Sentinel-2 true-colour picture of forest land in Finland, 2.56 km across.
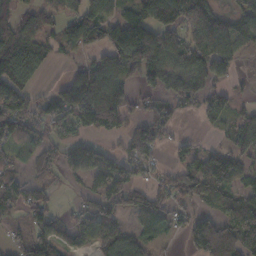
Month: November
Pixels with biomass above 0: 68%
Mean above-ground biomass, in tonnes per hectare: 80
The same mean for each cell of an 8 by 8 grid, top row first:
59 61 103 66 120 121 117 81
137 65 70 105 157 96 139 80
135 12 121 132 67 76 84 19
105 80 117 117 49 51 72 46
81 76 69 20 105 44 14 94
51 47 63 102 37 72 122 77
54 51 39 84 113 57 58 90
28 80 54 92 62 14 167 116
